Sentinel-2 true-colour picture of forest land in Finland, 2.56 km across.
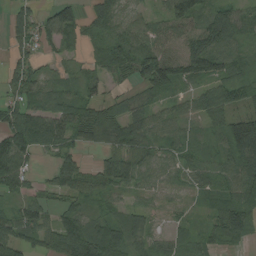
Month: August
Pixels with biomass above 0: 84%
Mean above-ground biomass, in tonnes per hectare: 63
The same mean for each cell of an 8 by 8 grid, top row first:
56 59 57 82 36 84 81 69
42 27 31 51 61 54 128 51
77 43 43 32 87 89 80 59
77 88 73 63 57 48 79 66
114 66 44 57 61 61 45 121
89 26 78 112 55 36 46 85
39 52 56 36 33 24 42 90
71 58 136 102 47 41 57 51
